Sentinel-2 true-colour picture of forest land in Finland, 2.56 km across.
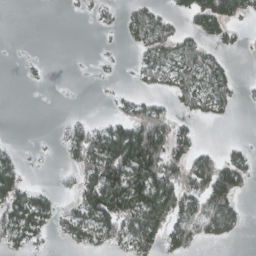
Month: March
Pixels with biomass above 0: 45%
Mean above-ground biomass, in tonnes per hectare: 41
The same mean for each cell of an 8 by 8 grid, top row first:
0 0 5 11 52 23 89 40
0 0 0 5 43 56 31 11
1 3 1 4 27 51 57 14
0 0 3 13 62 32 36 5
6 1 74 107 156 73 7 14
44 1 43 110 123 81 96 56
88 49 61 115 111 81 96 30
40 14 39 42 71 57 27 5
